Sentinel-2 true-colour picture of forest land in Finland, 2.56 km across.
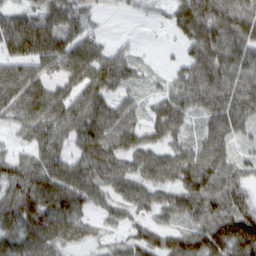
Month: March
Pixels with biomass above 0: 87%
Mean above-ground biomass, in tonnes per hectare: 64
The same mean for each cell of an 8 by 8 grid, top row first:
61 76 59 10 17 63 95 88
78 101 95 36 7 20 99 89
89 68 77 79 35 39 87 75
61 80 68 68 39 66 64 72
26 66 60 71 50 47 68 36
74 77 74 75 60 57 70 55
89 93 67 45 49 67 59 73
68 68 39 27 61 65 84 121
